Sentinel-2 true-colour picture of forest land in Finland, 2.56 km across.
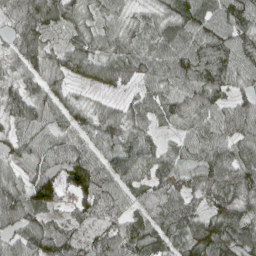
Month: April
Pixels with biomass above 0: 94%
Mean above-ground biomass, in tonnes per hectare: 74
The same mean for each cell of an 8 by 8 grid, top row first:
65 85 62 53 37 78 89 91
57 56 64 71 56 93 99 89
51 62 45 58 54 80 101 62
68 64 54 47 54 76 80 73
46 79 75 74 74 34 81 78
54 133 133 80 63 58 80 89
79 75 62 83 71 97 62 80
60 98 100 107 95 69 117 95
